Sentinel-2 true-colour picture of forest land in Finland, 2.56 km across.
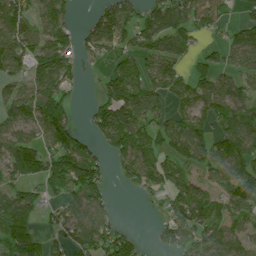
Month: July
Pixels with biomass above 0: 71%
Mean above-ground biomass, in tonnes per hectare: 92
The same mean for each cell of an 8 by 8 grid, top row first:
123 113 12 134 87 137 105 39
125 138 64 90 79 107 32 114
66 152 32 111 89 94 74 65
101 170 12 144 128 60 87 97
122 104 80 107 93 138 123 135
82 116 158 30 90 90 65 128
155 40 109 29 3 84 85 88
137 50 113 101 18 82 97 74
